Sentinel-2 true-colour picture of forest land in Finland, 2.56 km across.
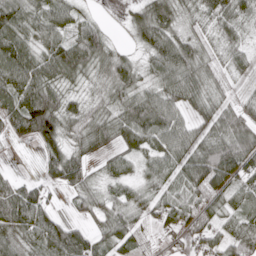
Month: April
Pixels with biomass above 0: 87%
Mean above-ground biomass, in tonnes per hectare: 69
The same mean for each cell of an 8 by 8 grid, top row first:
80 69 39 3 81 64 51 62
98 78 116 59 53 102 44 48
90 84 47 79 49 87 64 31
89 154 60 60 111 70 56 76
18 76 60 59 64 87 83 124
27 34 75 46 40 66 124 73
117 63 37 61 55 75 58 57
64 108 93 79 46 27 70 99
